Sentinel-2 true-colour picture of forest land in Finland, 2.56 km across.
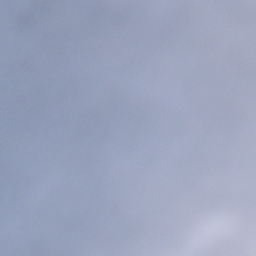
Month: December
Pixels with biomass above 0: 77%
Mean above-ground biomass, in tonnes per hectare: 88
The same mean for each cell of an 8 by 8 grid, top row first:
124 108 74 103 27 79 119 74
62 97 70 58 91 120 119 104
69 92 74 101 132 44 101 70
99 93 93 137 68 92 59 51
52 57 154 176 122 121 148 106
97 115 113 128 87 12 77 50
150 95 113 62 80 14 30 74
92 59 98 26 75 82 90 101
